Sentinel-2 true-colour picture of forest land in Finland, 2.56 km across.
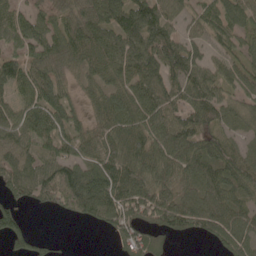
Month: May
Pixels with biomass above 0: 83%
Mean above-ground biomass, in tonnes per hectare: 76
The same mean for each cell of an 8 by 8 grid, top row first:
68 52 62 87 131 53 71 73
66 92 83 99 107 95 47 48
88 86 34 60 98 77 88 73
73 109 37 95 91 79 104 50
84 93 72 86 89 106 79 33
86 98 112 128 88 73 91 88
43 48 98 99 94 106 98 80
43 17 0 24 64 17 35 88
